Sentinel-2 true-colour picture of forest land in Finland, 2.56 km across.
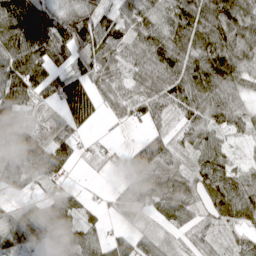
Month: April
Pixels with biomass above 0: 85%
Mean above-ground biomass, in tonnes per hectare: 77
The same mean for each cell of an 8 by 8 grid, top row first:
114 85 112 61 96 114 117 102
113 112 91 95 106 119 111 83
124 90 98 78 87 119 131 75
77 39 143 36 80 68 102 67
122 104 38 17 56 55 67 17
85 59 3 15 83 56 79 54
48 86 68 21 60 76 59 91
76 76 94 49 48 30 44 34
